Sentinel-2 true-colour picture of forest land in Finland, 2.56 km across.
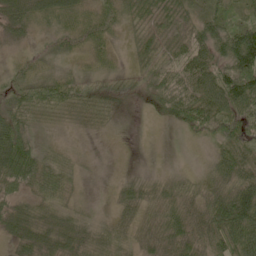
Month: May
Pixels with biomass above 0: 81%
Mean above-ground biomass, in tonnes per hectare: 43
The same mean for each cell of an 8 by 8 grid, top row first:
58 51 47 43 49 54 46 27
17 22 31 24 44 44 60 122
44 51 35 29 34 52 67 116
57 29 28 23 12 61 80 66
91 12 3 1 0 1 22 65
79 60 14 2 11 18 27 64
39 33 21 17 44 54 64 100
36 41 52 45 36 56 58 72
